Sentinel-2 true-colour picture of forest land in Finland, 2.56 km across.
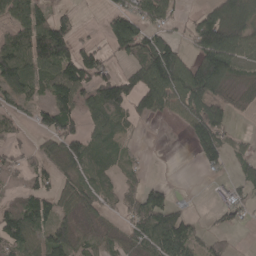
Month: April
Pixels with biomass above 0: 63%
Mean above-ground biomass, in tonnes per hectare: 65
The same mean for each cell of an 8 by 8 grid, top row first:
77 47 12 49 68 36 85 108
109 153 62 55 117 62 150 90
120 77 134 103 115 127 173 37
37 82 76 95 61 48 107 24
20 38 78 44 3 1 113 26
20 44 64 36 23 0 18 37
68 59 64 23 78 39 14 50
77 81 53 47 78 122 35 3
